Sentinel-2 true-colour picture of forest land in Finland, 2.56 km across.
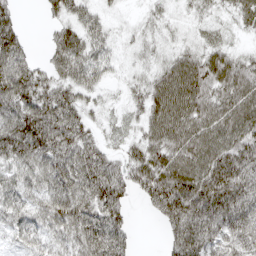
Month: April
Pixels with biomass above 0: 85%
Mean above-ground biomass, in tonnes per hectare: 61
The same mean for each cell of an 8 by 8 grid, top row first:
46 21 55 16 19 15 21 33
90 31 72 27 24 31 44 20
113 58 66 18 34 98 88 89
95 94 56 16 48 102 88 93
101 93 81 23 67 97 92 75
58 67 81 75 75 117 93 71
58 60 80 76 16 98 88 70
25 40 74 79 0 71 68 46
